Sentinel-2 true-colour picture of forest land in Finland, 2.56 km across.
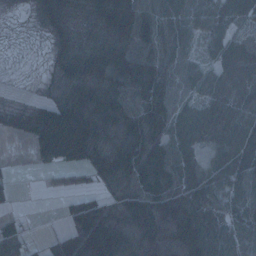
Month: January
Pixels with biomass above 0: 82%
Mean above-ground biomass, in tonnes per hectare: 59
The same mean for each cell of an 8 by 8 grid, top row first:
7 45 40 90 89 62 74 56
2 20 45 71 59 60 30 45
1 13 55 58 82 59 56 66
38 79 87 72 80 72 76 83
4 114 117 58 85 75 57 86
8 20 27 68 88 78 66 79
10 0 66 37 83 84 85 68
72 29 98 83 41 46 106 78
